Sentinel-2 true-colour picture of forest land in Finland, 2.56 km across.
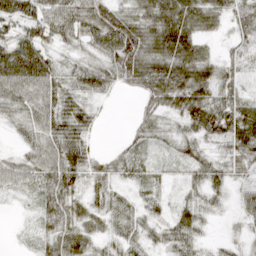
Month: April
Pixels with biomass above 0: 87%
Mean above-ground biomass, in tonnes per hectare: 41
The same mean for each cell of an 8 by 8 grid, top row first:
52 51 65 62 50 67 49 36
61 36 29 67 70 78 18 35
72 55 39 42 59 68 52 36
37 55 57 2 23 46 73 62
16 50 51 5 27 33 30 48
48 54 43 37 25 14 41 18
8 47 37 38 23 22 22 38
5 37 53 27 28 40 12 17
